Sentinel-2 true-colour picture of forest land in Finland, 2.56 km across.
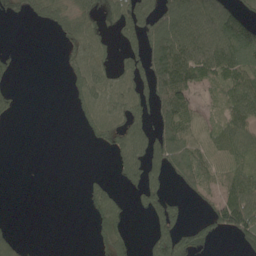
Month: May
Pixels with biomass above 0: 50%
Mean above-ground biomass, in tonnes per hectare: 59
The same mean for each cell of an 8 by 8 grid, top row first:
29 67 72 59 99 109 132 95
10 0 61 35 85 149 133 148
14 0 58 60 85 180 76 123
18 0 35 63 49 146 43 94
0 0 3 44 86 142 94 95
0 0 6 22 85 62 80 87
0 0 7 65 41 48 44 145
31 0 0 49 14 103 40 45
